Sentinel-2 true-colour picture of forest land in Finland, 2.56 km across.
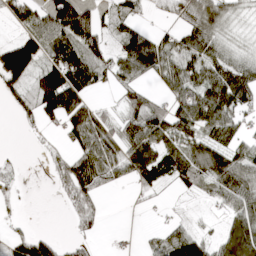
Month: April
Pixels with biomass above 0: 66%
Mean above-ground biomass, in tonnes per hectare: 64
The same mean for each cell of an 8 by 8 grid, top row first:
64 85 119 46 24 46 109 26
133 89 107 44 115 60 81 34
72 108 115 41 45 74 87 110
24 83 112 22 92 86 111 67
1 10 74 78 127 80 103 58
17 13 118 50 74 76 102 114
8 0 60 0 5 5 11 78
50 55 25 3 13 79 41 114
